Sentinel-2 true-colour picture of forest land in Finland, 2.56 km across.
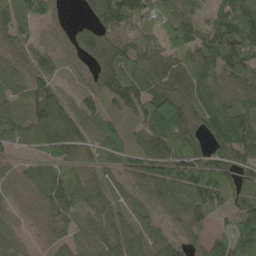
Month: May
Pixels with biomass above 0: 90%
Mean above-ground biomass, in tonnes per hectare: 86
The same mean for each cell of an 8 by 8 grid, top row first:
86 78 21 101 75 92 43 124
63 53 95 95 62 83 110 161
55 70 37 104 77 107 72 92
80 122 103 55 100 176 73 94
51 100 115 103 97 138 75 129
51 64 60 55 102 148 122 68
55 99 85 87 69 104 113 58
49 40 74 105 124 65 52 102
